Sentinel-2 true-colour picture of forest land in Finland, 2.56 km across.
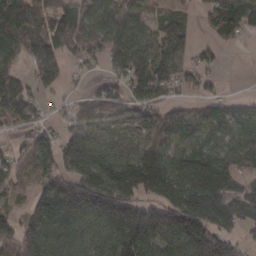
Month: March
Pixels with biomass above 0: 81%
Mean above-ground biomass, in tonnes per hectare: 114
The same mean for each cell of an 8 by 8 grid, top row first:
190 138 157 138 87 66 64 110
110 171 109 140 106 120 30 14
131 105 14 87 127 84 41 0
122 34 79 58 62 49 47 50
37 75 171 47 74 51 47 92
52 94 182 177 248 159 211 116
41 150 199 208 179 233 244 167
135 130 110 133 216 172 225 91
